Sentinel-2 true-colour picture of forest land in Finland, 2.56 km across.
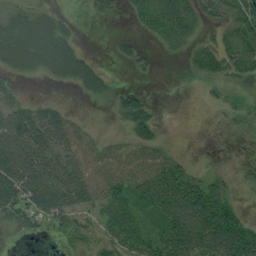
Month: August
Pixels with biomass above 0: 74%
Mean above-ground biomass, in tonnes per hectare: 39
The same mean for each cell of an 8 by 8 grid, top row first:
26 25 2 17 37 60 34 53
48 45 14 8 12 21 38 55
17 12 26 10 5 1 33 34
53 45 7 21 49 0 6 22
87 78 45 23 46 9 2 4
97 82 62 53 59 58 27 10
68 67 45 62 44 82 85 23
17 14 31 54 59 78 85 83
